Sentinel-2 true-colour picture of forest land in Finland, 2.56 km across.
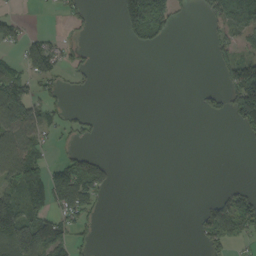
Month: September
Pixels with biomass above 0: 32%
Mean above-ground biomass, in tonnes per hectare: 39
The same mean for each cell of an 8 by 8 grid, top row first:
24 2 21 5 214 50 33 112
27 56 19 0 36 0 18 46
75 43 19 0 0 0 0 134
82 55 18 0 0 0 33 95
83 26 18 0 0 0 0 5
91 101 136 33 0 0 0 0
97 100 93 3 0 0 55 124
112 117 32 0 0 0 47 34
